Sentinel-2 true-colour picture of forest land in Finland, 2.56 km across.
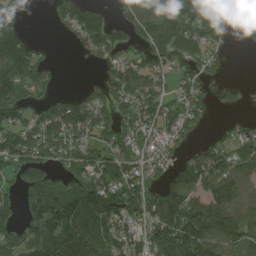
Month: August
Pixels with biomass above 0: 72%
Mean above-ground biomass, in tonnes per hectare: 110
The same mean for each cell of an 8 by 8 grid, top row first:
59 19 144 51 118 162 154 110
151 19 41 113 91 122 98 7
166 64 6 110 117 100 52 22
112 103 128 107 151 124 49 25
149 137 105 93 93 65 56 101
93 81 89 143 89 112 155 103
59 158 175 191 161 202 161 126
106 158 210 150 120 205 172 129
